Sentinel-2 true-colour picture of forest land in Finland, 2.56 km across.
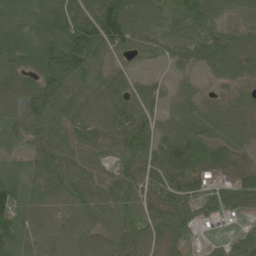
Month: June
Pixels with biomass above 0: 92%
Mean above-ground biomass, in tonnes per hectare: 72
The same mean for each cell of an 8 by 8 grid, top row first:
75 94 96 144 84 88 85 46
98 99 157 86 50 59 76 76
85 122 98 84 25 27 30 58
81 99 79 100 61 30 39 42
47 83 77 69 75 90 61 25
48 86 84 67 76 78 54 50
94 61 78 83 70 82 35 42
87 66 74 78 77 63 18 47
